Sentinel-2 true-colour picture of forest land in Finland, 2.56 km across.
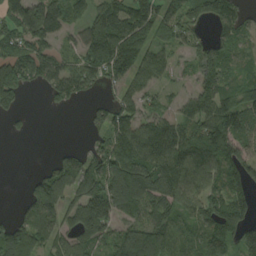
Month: August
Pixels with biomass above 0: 76%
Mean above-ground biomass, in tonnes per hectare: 105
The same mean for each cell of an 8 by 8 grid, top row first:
150 156 58 159 139 105 94 71
111 86 92 207 123 75 80 57
164 111 128 88 90 38 122 74
47 9 9 125 95 51 139 154
1 0 17 134 148 144 148 127
0 95 161 173 181 153 123 128
28 138 136 143 118 106 124 115
162 85 99 84 134 89 143 101
